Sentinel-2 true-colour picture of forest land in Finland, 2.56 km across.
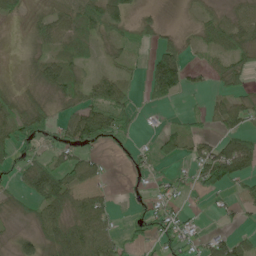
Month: June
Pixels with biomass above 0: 65%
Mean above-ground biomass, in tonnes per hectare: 39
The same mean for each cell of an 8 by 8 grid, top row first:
20 42 83 76 22 1 32 44
5 37 49 30 27 53 31 55
9 62 42 47 37 107 15 39
54 38 58 68 9 6 21 54
55 26 66 26 6 42 36 68
27 95 56 4 9 12 68 58
24 59 43 23 15 18 7 23
40 48 84 57 23 30 33 35
